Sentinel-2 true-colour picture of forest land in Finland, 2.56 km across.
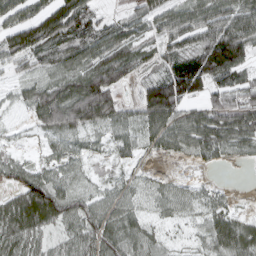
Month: March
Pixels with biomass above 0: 80%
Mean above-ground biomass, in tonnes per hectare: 56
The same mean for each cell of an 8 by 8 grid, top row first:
60 93 87 24 58 78 85 94
83 78 82 80 40 67 120 105
25 46 79 85 51 117 96 63
10 85 111 72 77 109 88 98
8 9 13 27 32 50 68 45
35 34 15 16 12 9 2 0
68 104 60 52 21 37 30 9
60 35 64 65 45 11 43 75
